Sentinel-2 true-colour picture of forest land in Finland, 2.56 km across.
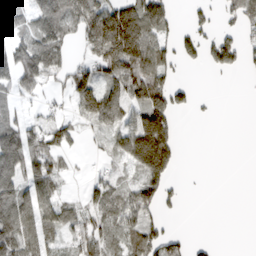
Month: March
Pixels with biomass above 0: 56%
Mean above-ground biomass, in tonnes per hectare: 69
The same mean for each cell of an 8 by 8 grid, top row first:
57 121 112 139 125 26 34 80
104 128 41 185 149 63 66 72
120 72 65 103 121 37 1 1
38 37 78 122 118 61 5 0
139 106 29 49 234 73 0 0
93 114 12 32 95 21 1 0
125 69 50 85 105 17 0 0
119 50 74 60 106 40 11 0
